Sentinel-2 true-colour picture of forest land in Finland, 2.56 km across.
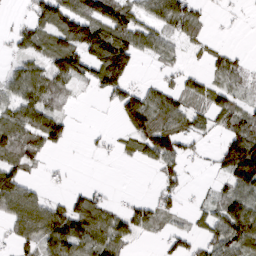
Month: March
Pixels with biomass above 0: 61%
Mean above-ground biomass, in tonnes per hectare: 61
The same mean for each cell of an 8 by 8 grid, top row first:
8 107 125 129 55 95 16 5
37 77 118 190 67 32 27 8
61 85 54 132 11 25 46 40
76 81 3 17 146 77 55 57
93 69 2 17 98 84 15 123
77 10 1 0 1 52 11 136
101 69 92 42 50 34 34 95
52 74 87 86 12 35 53 111
